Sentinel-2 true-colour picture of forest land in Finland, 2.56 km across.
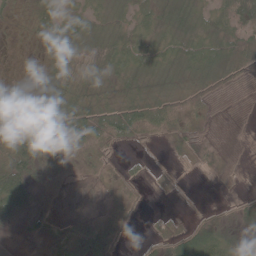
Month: May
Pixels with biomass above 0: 78%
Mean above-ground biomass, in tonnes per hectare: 29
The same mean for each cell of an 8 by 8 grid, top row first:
23 38 39 32 38 43 33 42
7 33 47 45 45 46 39 36
7 36 44 35 34 28 31 23
30 55 53 42 49 37 17 5
65 48 54 23 7 21 19 5
72 32 20 17 5 7 10 4
43 13 9 26 4 1 5 14
9 28 29 21 6 29 48 25
